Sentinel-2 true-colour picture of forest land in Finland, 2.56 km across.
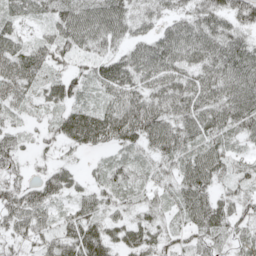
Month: May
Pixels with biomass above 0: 89%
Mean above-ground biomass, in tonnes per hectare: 52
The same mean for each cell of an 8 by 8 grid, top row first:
45 42 76 82 41 40 62 60
56 56 49 42 53 72 74 63
86 50 39 71 60 62 64 74
29 27 56 68 100 70 65 75
38 21 53 47 48 68 61 29
38 38 20 33 27 46 66 35
73 46 43 33 36 37 72 40
50 52 89 52 52 33 33 28
